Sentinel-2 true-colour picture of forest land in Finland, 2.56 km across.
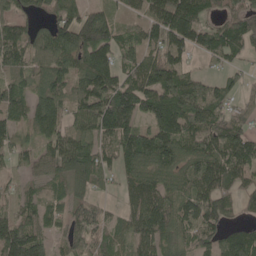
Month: May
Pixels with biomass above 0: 85%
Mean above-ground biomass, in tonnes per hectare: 92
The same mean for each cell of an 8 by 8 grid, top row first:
65 47 81 61 86 164 61 105
95 104 128 112 92 100 87 84
81 96 91 116 117 125 70 38
91 111 89 178 115 144 137 57
68 71 114 79 119 110 104 110
38 56 118 48 99 78 128 81
66 69 66 22 125 93 105 43
151 65 104 56 95 79 74 114
